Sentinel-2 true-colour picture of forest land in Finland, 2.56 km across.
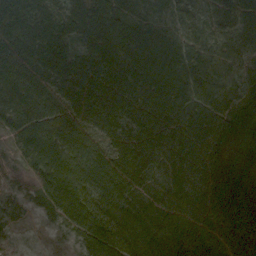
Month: September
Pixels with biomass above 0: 97%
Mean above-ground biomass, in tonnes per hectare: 95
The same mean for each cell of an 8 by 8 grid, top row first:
130 98 107 128 86 73 44 78
125 126 89 136 146 108 65 56
112 98 117 120 111 115 82 49
100 112 102 127 123 115 77 90
42 107 102 69 89 113 129 84
34 103 114 117 68 107 120 110
51 70 92 98 99 93 106 112
23 11 60 109 125 112 84 111
